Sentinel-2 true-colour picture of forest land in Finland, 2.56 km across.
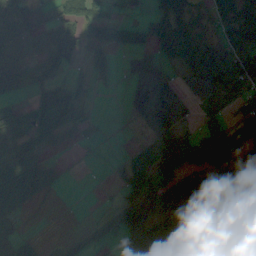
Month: September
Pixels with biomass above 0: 63%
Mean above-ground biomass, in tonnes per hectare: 60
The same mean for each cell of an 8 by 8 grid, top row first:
81 44 78 44 28 85 54 76
67 82 58 48 56 70 89 84
56 47 34 11 88 52 149 101
30 68 46 0 90 92 28 56
68 30 19 1 24 67 64 95
93 33 1 14 51 66 87 75
47 2 0 19 110 163 154 76
34 4 12 25 126 117 106 76
